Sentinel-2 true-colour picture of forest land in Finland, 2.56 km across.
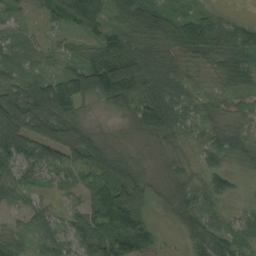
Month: August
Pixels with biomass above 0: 93%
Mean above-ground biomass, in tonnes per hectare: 65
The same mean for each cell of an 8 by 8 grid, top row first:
22 41 135 56 107 68 69 20
50 29 31 72 64 56 82 114
52 72 108 128 103 75 21 70
102 117 42 32 116 89 45 36
111 89 92 24 25 43 60 52
51 27 33 90 43 61 70 25
31 36 49 132 62 76 80 16
40 64 71 121 71 8 119 56
